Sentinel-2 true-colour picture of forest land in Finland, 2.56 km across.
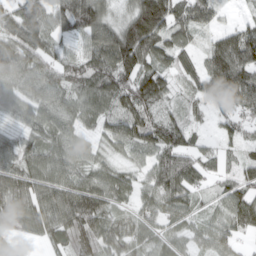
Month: April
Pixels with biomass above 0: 89%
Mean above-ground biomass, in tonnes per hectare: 81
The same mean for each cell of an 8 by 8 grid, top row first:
110 96 151 58 182 102 72 16
100 71 43 142 141 78 58 146
74 80 73 119 124 44 115 155
53 73 74 75 105 45 49 98
65 73 51 57 87 103 25 50
105 86 74 69 45 137 50 36
109 104 146 62 58 71 34 97
42 63 92 78 55 49 60 46
